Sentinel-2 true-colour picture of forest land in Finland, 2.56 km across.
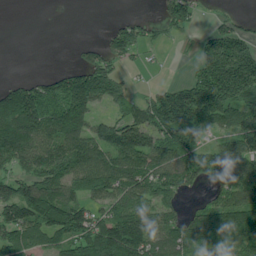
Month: June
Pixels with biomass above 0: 69%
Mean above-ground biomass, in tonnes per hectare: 104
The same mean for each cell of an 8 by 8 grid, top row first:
0 0 0 7 16 94 14 27
0 0 30 79 49 6 101 143
32 65 149 112 6 22 187 212
212 127 138 46 109 194 162 126
183 136 140 153 109 156 71 123
94 154 126 143 136 149 139 158
172 188 118 96 101 72 113 151
101 84 137 197 141 123 119 132
